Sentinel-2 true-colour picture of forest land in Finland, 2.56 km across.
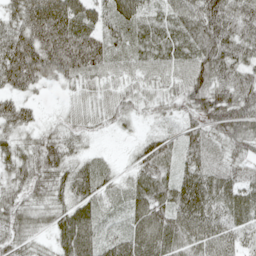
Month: May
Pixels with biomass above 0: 93%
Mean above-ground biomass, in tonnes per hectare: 55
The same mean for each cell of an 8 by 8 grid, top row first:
55 124 78 52 48 54 92 80
86 98 101 41 44 57 82 71
71 39 43 35 37 42 77 62
54 6 39 50 26 37 76 83
41 57 27 2 39 47 49 58
42 58 51 20 58 52 67 49
47 42 53 17 70 73 74 67
45 22 83 38 70 61 70 45
